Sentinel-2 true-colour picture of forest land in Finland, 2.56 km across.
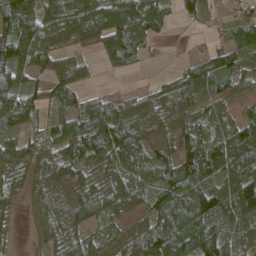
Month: April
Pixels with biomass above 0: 86%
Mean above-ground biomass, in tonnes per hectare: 71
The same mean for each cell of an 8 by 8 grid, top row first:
106 90 87 107 126 25 23 46
125 91 43 84 28 2 26 78
71 55 45 6 11 58 78 60
98 41 70 98 93 70 54 42
56 67 97 122 82 64 104 117
58 77 60 67 69 105 79 98
28 61 74 59 53 111 107 99
8 54 66 51 108 118 130 84
